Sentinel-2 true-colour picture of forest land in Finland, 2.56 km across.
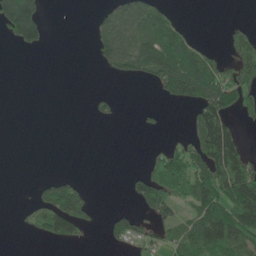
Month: June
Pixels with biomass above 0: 37%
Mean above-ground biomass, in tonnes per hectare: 42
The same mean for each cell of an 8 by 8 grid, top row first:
143 16 0 53 70 19 0 1
23 13 0 99 70 91 20 47
0 0 0 16 28 118 93 64
0 0 0 12 9 0 111 43
0 0 0 0 3 19 117 63
0 11 10 0 60 115 106 111
5 89 79 13 59 57 99 123
0 30 21 43 40 49 108 90
